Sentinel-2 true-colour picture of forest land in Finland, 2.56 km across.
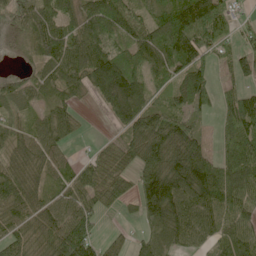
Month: June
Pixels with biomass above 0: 83%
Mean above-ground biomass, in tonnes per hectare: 83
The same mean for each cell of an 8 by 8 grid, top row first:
72 96 91 155 64 131 134 21
26 110 92 86 102 161 72 50
41 63 71 175 83 75 66 42
69 56 27 74 117 82 45 108
63 86 12 32 136 153 45 113
85 55 61 82 103 143 136 123
67 67 72 31 95 123 90 86
59 75 154 30 51 79 57 117
